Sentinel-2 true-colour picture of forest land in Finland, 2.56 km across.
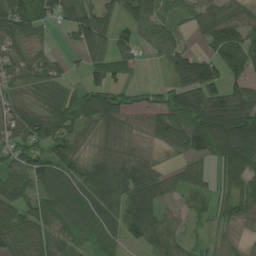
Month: July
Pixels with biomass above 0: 81%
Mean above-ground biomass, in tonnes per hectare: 71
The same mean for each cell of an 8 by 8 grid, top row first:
112 55 91 50 89 38 62 55
67 21 46 66 38 77 43 106
51 61 19 66 8 63 114 58
68 85 79 92 48 95 130 114
73 75 48 53 21 75 106 154
77 110 93 117 104 48 37 101
79 89 110 91 150 34 46 77
86 73 50 68 58 44 25 20
